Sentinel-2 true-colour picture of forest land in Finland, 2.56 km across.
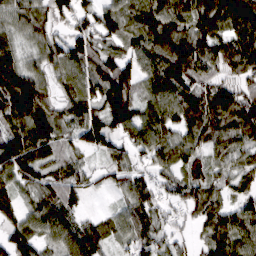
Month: March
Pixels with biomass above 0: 91%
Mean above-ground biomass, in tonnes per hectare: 85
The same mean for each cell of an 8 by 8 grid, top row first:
81 78 74 84 103 104 107 116
55 81 103 54 99 143 102 102
134 69 84 149 79 125 70 60
101 94 90 136 75 102 118 113
136 93 58 74 87 87 77 79
97 70 60 48 54 68 74 64
76 91 43 24 85 41 76 75
101 67 107 49 75 44 78 96
